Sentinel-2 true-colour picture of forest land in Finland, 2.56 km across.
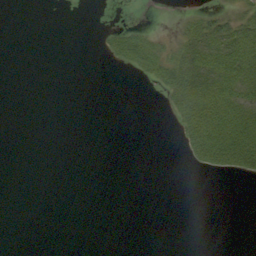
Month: September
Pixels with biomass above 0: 20%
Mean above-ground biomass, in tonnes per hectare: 9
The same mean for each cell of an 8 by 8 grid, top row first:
0 0 0 0 0 2 16 17
0 0 0 13 29 17 39 47
0 0 0 0 9 37 38 39
0 0 0 0 0 16 53 38
0 0 0 0 0 4 75 72
0 0 0 0 0 0 5 17
0 0 0 0 0 0 0 0
0 0 0 0 0 0 0 0
